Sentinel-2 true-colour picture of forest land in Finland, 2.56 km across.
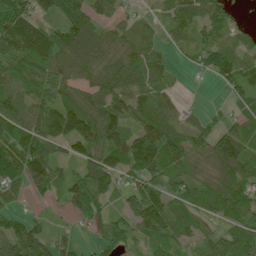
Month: June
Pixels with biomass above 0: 85%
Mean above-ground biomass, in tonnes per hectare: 75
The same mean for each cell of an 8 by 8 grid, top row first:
120 67 110 49 21 68 74 16
112 125 112 63 64 27 65 52
83 83 66 92 73 14 19 78
86 91 129 107 71 48 21 38
105 97 102 110 139 80 74 100
81 126 78 90 103 64 60 106
34 16 109 34 122 66 62 82
115 65 20 71 53 65 44 74
